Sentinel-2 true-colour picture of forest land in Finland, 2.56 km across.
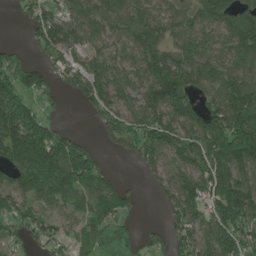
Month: June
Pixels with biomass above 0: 79%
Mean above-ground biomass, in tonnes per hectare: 109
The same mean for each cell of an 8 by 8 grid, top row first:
17 94 105 110 105 95 107 110
27 100 89 75 131 92 103 132
102 63 111 143 112 195 134 143
167 34 19 89 129 148 111 194
174 194 75 48 129 130 190 278
103 217 185 42 32 94 157 141
79 77 67 143 13 105 115 202
46 70 69 60 33 82 117 145
